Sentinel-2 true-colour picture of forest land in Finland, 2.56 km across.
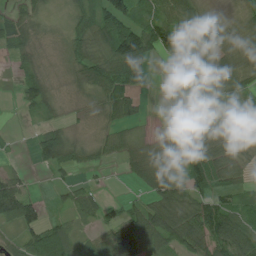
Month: July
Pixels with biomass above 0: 75%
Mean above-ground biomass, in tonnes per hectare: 42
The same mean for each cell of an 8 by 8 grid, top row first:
29 18 45 89 45 57 21 18
38 6 41 77 99 65 34 26
13 25 30 72 34 11 63 39
4 19 8 39 12 23 61 15
3 74 28 33 25 30 55 32
32 12 12 2 51 60 75 25
100 19 54 17 52 88 63 45
33 100 25 77 92 65 75 76
